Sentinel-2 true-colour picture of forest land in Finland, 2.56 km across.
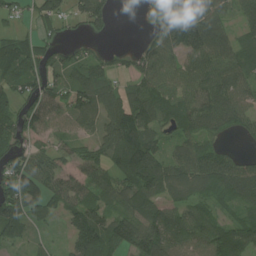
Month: July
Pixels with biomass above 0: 81%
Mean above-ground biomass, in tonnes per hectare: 88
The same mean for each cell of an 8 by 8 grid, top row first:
47 88 72 59 26 111 130 57
99 68 51 25 57 115 135 70
87 75 93 69 86 83 111 105
82 111 131 122 132 104 123 92
89 52 48 108 147 58 75 18
121 95 68 82 150 80 105 106
115 70 105 80 104 67 55 62
52 20 124 110 143 100 110 81
